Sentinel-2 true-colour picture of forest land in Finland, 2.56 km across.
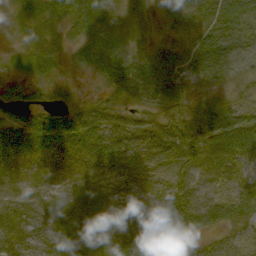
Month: September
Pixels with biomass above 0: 92%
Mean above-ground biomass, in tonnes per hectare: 38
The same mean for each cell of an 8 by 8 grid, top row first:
21 46 57 31 16 26 36 34
11 37 41 32 21 27 52 28
23 24 8 34 59 42 23 17
33 46 51 29 24 32 48 43
68 67 67 81 58 72 79 82
23 33 32 41 33 39 35 36
30 28 46 23 29 50 47 29
28 26 45 29 29 31 17 23
